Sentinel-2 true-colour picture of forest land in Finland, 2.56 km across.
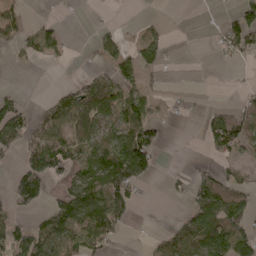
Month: May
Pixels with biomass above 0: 46%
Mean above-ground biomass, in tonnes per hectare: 50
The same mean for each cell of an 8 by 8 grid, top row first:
31 6 1 3 4 0 1 63
21 47 2 44 79 2 4 59
0 0 31 78 41 0 0 4
70 50 122 58 80 6 21 53
69 112 85 79 112 0 37 66
53 87 61 149 68 15 52 34
48 45 123 131 6 4 114 69
81 85 80 43 7 71 131 102
